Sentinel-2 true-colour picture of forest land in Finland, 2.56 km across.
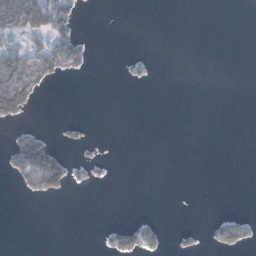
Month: January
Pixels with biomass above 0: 16%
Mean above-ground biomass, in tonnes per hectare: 17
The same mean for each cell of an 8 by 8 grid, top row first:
113 95 21 0 0 0 0 0
49 62 42 0 0 0 0 0
119 50 6 0 13 0 0 0
64 0 0 0 0 0 0 0
61 44 15 1 0 0 0 0
38 109 14 4 0 0 0 0
0 0 0 0 0 0 0 1
0 0 0 36 50 12 15 42
